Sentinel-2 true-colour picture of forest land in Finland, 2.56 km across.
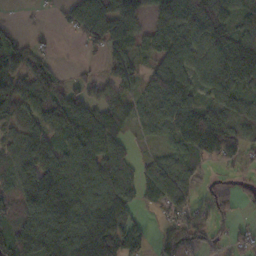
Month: October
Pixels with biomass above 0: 78%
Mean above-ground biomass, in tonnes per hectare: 96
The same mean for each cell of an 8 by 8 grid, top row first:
4 8 86 115 62 133 189 90
84 18 21 71 45 123 129 153
98 91 36 55 65 151 101 145
102 112 96 82 61 124 121 100
74 109 107 86 18 80 165 95
100 182 127 129 71 110 12 17
94 232 182 199 36 89 49 23
82 158 189 186 62 104 54 40
